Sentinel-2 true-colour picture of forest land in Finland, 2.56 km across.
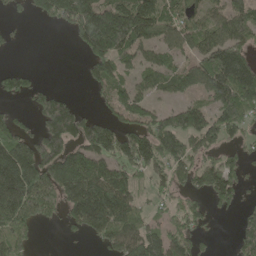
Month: May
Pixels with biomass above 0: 64%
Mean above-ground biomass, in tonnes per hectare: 106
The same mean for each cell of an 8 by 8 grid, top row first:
25 81 216 171 160 86 74 122
14 0 59 168 93 90 126 132
74 7 13 106 69 90 145 222
39 162 80 56 86 103 102 147
148 163 134 125 159 142 101 62
222 182 228 137 55 102 134 88
188 114 169 176 56 69 58 50
89 0 20 116 144 118 28 83
